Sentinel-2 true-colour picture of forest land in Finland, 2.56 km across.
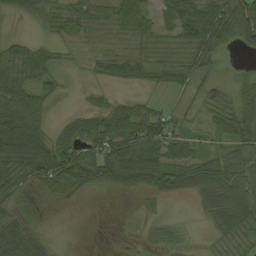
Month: August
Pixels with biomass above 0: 75%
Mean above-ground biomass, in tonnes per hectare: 49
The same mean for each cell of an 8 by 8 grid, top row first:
24 53 54 51 49 66 84 98
43 37 28 35 39 38 63 30
78 52 4 27 28 47 38 26
103 28 17 45 43 24 43 77
145 76 74 85 64 54 34 75
75 85 98 90 95 75 83 88
28 6 4 0 10 2 37 83
73 19 0 0 10 21 9 41
